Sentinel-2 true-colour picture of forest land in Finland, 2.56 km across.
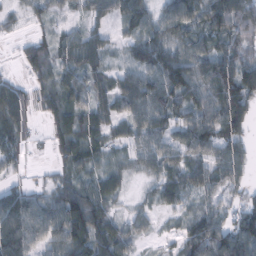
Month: February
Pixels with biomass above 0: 86%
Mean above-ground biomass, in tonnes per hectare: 55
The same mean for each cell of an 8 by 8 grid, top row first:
15 28 19 43 68 75 77 109
10 48 70 25 77 65 52 61
21 48 52 45 67 96 80 110
86 40 61 50 66 60 71 85
49 25 81 42 47 50 62 49
20 10 53 49 28 51 56 36
80 55 110 35 20 36 41 42
90 52 75 78 16 26 87 77
